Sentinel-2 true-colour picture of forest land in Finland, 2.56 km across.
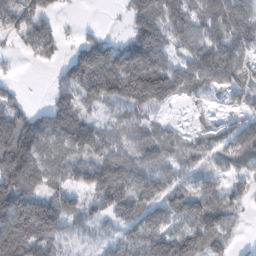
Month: February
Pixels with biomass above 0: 78%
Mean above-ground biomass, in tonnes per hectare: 97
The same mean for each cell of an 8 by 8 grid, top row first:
117 88 3 2 128 128 91 92
29 97 75 104 236 81 110 98
19 12 152 250 261 122 80 92
86 94 94 40 76 6 5 41
196 107 104 70 88 58 44 96
196 103 91 156 97 56 43 56
195 159 71 109 123 102 125 44
140 109 29 48 160 170 118 21
